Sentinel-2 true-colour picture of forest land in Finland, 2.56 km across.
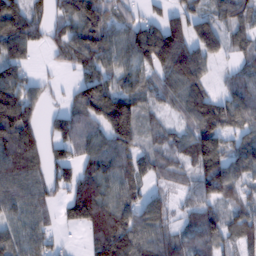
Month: February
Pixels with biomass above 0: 82%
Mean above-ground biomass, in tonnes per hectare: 88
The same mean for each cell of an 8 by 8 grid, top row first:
113 69 136 78 46 68 75 88
97 43 130 95 126 128 91 52
111 20 62 74 61 114 62 67
161 25 84 165 63 53 135 102
160 60 91 119 58 58 119 72
123 67 105 95 77 39 137 71
75 55 132 122 96 32 75 74
83 51 15 198 100 82 106 87
